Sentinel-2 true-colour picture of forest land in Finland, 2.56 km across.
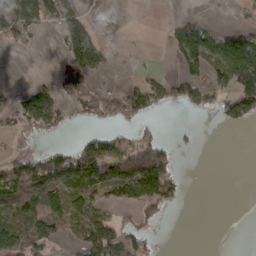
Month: March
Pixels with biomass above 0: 42%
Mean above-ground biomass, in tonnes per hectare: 46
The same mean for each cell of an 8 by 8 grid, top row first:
82 58 58 21 0 13 11 15
25 0 138 33 5 60 96 126
2 12 81 11 39 61 43 117
55 118 45 64 60 4 22 80
10 14 44 62 81 13 0 0
104 107 95 78 113 42 0 0
70 69 63 35 47 12 0 0
72 83 37 77 46 0 0 0
